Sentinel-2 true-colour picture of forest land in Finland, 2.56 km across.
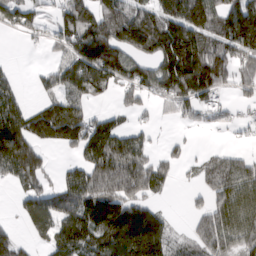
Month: March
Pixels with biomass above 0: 69%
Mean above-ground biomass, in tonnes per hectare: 92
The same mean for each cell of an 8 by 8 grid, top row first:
62 30 112 97 84 171 127 156
1 38 148 106 80 182 106 126
24 43 127 92 85 166 130 45
103 123 98 35 36 42 42 20
180 89 112 143 58 16 5 8
79 43 93 184 130 26 65 125
34 180 171 155 94 2 76 135
56 75 116 158 201 38 97 96
